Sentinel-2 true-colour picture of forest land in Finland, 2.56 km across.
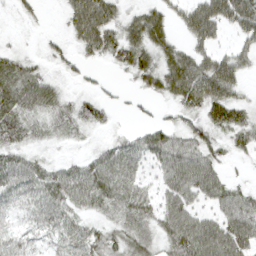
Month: April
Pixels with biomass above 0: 80%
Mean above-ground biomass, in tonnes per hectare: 45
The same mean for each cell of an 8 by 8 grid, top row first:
13 3 79 56 56 29 89 87
13 18 36 59 72 46 39 33
66 31 13 6 47 88 100 39
61 46 41 15 13 27 62 52
42 22 12 23 42 50 48 41
51 46 46 60 25 60 62 8
29 47 38 45 47 59 31 65
31 28 43 44 44 74 83 76
